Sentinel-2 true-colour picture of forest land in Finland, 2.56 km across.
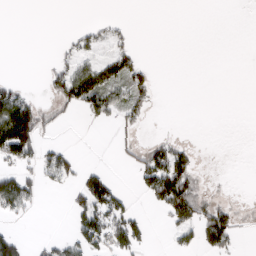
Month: March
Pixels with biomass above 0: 32%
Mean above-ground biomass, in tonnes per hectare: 32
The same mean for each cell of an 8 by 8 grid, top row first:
0 0 0 6 0 0 0 0
0 0 30 32 4 0 0 0
16 32 102 67 45 0 0 0
156 28 31 50 34 0 0 0
168 24 1 11 29 48 1 0
70 39 49 31 63 142 11 0
59 1 57 96 11 102 62 23
45 14 62 76 33 23 69 17
